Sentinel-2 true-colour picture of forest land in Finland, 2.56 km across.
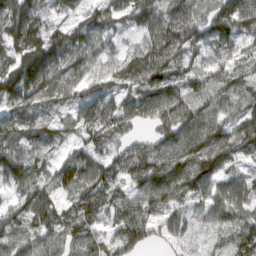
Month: March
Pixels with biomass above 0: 93%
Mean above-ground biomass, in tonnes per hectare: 77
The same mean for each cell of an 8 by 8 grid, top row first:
109 55 51 57 81 78 86 107
90 124 72 31 50 83 73 47
123 119 49 43 108 84 77 52
87 42 50 83 92 124 75 62
86 63 65 67 52 98 113 103
85 58 98 64 95 112 92 48
68 69 87 85 102 77 55 69
77 69 69 69 80 43 27 86
